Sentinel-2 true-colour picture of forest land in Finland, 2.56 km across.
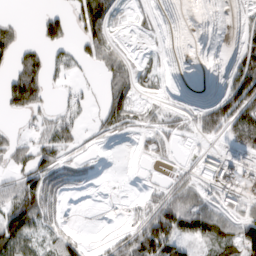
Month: March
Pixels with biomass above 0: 55%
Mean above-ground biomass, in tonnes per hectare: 42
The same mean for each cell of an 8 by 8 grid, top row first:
6 39 63 46 18 0 1 9
47 48 30 48 9 1 0 38
73 39 8 58 32 2 1 100
37 25 24 66 33 22 58 114
35 47 27 10 21 19 19 61
43 75 26 0 4 31 49 92
94 54 0 2 41 107 70 50
108 41 30 27 117 94 80 110
